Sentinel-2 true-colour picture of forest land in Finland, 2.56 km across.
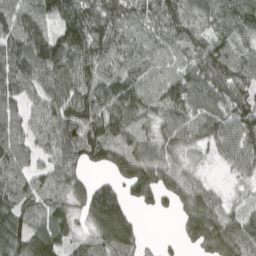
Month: April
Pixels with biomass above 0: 89%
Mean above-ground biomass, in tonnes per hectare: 93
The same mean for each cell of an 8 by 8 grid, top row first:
132 108 127 112 89 109 91 114
118 131 121 96 84 84 103 76
122 114 106 101 97 94 100 100
79 103 113 119 86 89 79 102
105 85 115 147 98 83 70 108
92 80 53 54 123 98 27 54
98 95 63 144 30 46 93 47
111 136 46 121 32 19 99 116
